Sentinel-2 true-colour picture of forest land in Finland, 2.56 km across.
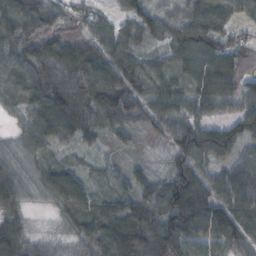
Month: October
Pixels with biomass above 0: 95%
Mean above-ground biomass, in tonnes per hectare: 74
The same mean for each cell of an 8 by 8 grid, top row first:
79 75 28 36 79 46 98 43
68 74 68 76 44 66 85 47
73 102 103 112 86 62 98 69
47 114 104 103 71 84 57 67
47 71 46 25 9 66 109 69
71 73 52 45 38 90 65 92
55 28 77 85 87 128 101 91
96 32 71 132 127 126 93 67
